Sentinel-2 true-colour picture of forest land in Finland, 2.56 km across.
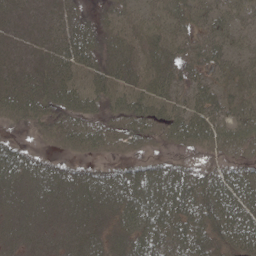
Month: May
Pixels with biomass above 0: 83%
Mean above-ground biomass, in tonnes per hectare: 36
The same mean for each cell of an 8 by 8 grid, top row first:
22 22 17 21 20 37 38 29
18 24 42 29 22 22 47 22
31 36 26 33 22 26 26 39
35 33 39 26 45 31 41 39
30 17 36 35 27 24 31 38
47 39 34 38 64 50 38 44
33 32 39 41 80 59 55 57
31 30 38 34 63 50 44 51
